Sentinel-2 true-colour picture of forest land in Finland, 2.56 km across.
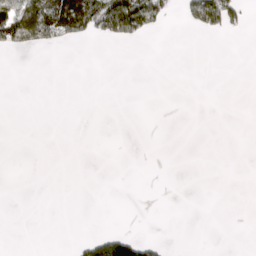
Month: March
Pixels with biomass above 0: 11%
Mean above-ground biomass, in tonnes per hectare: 17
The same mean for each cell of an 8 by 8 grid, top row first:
126 126 131 162 146 17 117 39
49 36 3 2 2 0 0 0
0 0 0 0 0 0 0 0
0 0 0 0 0 0 0 0
0 0 0 0 0 0 0 0
0 0 0 0 0 0 0 0
0 0 0 0 0 0 0 0
0 0 17 75 32 0 0 0
